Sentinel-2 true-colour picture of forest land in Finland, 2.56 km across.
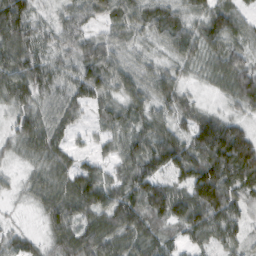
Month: February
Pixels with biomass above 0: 93%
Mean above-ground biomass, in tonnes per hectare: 72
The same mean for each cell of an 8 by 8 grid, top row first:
113 28 66 68 70 65 82 55
91 51 74 67 29 67 68 58
104 79 90 78 69 63 32 105
59 53 43 60 66 64 39 36
43 63 20 42 88 99 149 155
14 59 94 52 102 72 145 129
5 64 80 107 107 110 144 63
49 42 96 77 74 43 64 47
